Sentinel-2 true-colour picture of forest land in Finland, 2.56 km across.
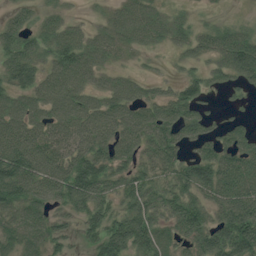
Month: July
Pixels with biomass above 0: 85%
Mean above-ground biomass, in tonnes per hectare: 81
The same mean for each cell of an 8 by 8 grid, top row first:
47 46 16 46 83 42 16 14
105 83 105 67 47 41 67 124
102 81 85 53 48 44 67 72
99 90 106 102 82 102 44 25
118 87 93 98 89 94 69 93
137 100 141 91 68 87 118 120
82 59 86 81 104 81 76 131
63 78 37 133 119 65 104 151
